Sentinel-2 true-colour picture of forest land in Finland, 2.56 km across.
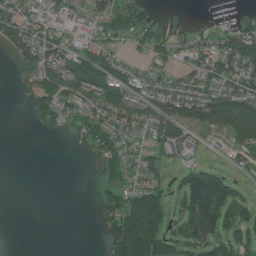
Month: June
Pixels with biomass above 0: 59%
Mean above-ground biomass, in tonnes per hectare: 56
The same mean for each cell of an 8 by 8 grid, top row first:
104 50 39 96 38 0 2 20
93 93 57 51 49 54 61 93
22 105 129 99 58 58 74 92
0 70 64 90 66 89 95 99
0 0 17 60 33 83 14 61
0 0 0 52 59 24 132 17
0 0 0 62 122 38 185 67
0 0 0 97 127 64 81 57
